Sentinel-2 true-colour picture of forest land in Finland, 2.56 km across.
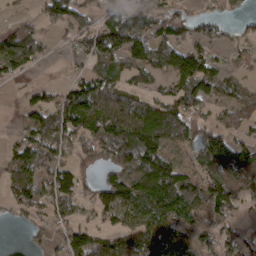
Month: March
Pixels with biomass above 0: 71%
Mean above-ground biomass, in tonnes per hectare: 85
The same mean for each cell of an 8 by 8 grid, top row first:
28 86 90 83 121 75 41 26
135 21 48 143 127 130 69 37
26 8 56 81 53 90 114 55
22 97 174 119 124 112 45 66
70 109 81 153 178 70 145 82
113 85 48 62 142 135 106 117
63 66 53 96 107 154 98 49
0 36 93 71 120 135 68 61
